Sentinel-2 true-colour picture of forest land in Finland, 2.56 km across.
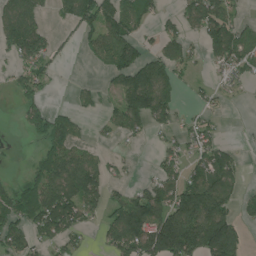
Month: July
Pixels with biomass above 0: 55%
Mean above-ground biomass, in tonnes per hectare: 78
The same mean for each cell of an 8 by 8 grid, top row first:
91 24 114 100 70 43 127 35
78 65 25 106 60 72 76 102
41 44 8 47 131 80 19 40
17 67 33 52 153 59 38 2
4 63 46 17 15 44 82 10
15 111 155 45 17 76 117 53
95 163 136 71 152 171 206 56
96 74 38 78 173 267 233 92
